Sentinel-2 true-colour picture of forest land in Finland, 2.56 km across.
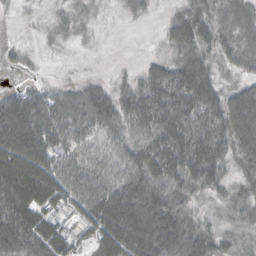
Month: October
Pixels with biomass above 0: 83%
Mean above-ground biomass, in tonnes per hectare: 49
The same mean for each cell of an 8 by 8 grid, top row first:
4 12 18 4 14 29 39 46
11 7 5 1 0 40 34 52
4 6 12 15 39 73 52 20
94 61 54 56 67 74 71 71
132 75 56 41 57 79 77 62
123 99 57 55 66 59 61 30
86 62 58 90 76 48 10 20
64 73 25 93 90 80 45 21
